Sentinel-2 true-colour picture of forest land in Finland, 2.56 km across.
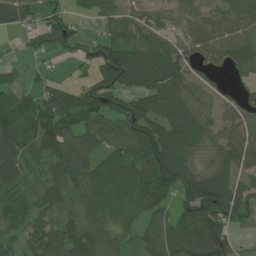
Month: June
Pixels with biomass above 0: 84%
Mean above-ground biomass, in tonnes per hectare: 72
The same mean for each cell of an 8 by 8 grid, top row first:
96 50 26 46 40 44 61 72
11 58 45 105 77 66 74 63
34 20 27 113 108 91 29 28
87 104 80 98 112 85 36 69
83 106 84 57 114 114 55 82
62 70 84 96 93 119 73 57
63 70 66 59 72 60 128 89
47 68 110 57 57 105 136 24
